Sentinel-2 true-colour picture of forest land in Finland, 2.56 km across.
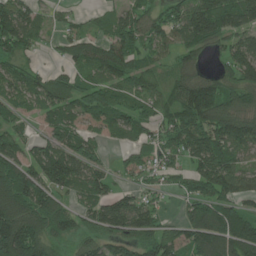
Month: June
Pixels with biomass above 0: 79%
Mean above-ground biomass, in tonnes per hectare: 104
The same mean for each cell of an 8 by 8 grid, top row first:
141 28 22 67 89 93 178 162
105 17 94 135 85 102 64 103
81 95 79 95 76 68 74 108
69 101 119 111 69 109 157 113
96 91 103 38 66 84 159 146
198 135 110 52 72 44 149 110
219 189 58 130 94 23 142 70
246 123 70 85 109 87 188 170
